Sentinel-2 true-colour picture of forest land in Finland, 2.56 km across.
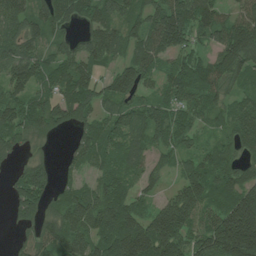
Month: July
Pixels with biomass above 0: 85%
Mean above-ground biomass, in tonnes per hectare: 99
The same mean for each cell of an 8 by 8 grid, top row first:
92 90 81 113 91 180 104 91
105 69 73 111 107 119 59 164
105 80 122 80 75 99 98 77
97 128 109 80 98 86 74 82
56 25 74 96 78 75 51 75
50 78 46 98 63 44 112 105
70 67 145 143 59 135 89 183
31 101 125 157 184 151 141 262
